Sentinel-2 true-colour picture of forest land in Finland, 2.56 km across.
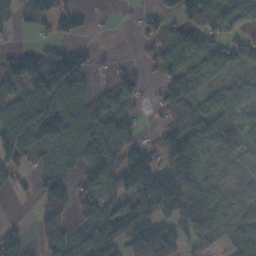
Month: November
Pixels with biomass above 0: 70%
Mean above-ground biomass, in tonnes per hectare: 65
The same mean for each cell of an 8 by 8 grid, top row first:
51 72 40 3 26 57 94 58
20 28 32 3 29 57 51 61
67 104 70 39 29 88 33 24
80 140 34 54 13 48 83 63
103 60 47 97 42 160 86 70
34 31 36 70 167 190 34 34
0 70 53 62 134 150 71 42
73 69 58 122 130 58 83 75
